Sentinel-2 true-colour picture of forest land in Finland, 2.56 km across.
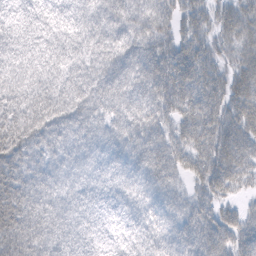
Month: February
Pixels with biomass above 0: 97%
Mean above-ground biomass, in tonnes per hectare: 56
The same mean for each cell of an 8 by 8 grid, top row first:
29 33 45 60 56 44 47 64
49 45 51 63 63 60 54 57
65 56 59 69 67 81 67 64
71 74 64 54 61 58 74 70
77 51 51 50 66 56 69 70
64 53 42 39 57 43 64 54
80 61 40 18 46 43 50 33
82 68 44 19 42 60 72 59
